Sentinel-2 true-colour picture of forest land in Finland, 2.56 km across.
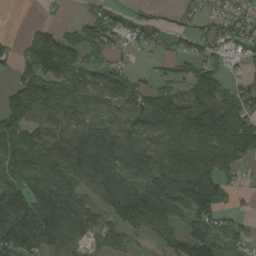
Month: August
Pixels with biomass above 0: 78%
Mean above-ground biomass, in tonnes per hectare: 89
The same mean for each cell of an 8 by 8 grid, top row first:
0 8 20 54 43 19 33 48
28 143 100 54 38 32 55 55
54 135 89 94 28 57 110 37
144 108 50 49 117 140 177 119
106 85 108 128 118 99 106 146
117 117 109 125 106 149 131 33
137 171 107 98 143 107 145 22
131 135 80 66 26 85 143 64
